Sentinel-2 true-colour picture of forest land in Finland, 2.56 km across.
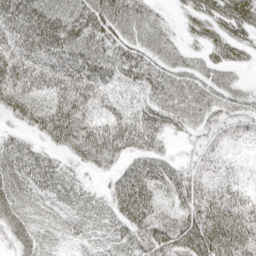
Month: April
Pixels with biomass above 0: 89%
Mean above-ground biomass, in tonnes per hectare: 44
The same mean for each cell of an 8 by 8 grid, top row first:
57 60 58 59 49 11 35 39
55 49 53 48 44 33 32 30
96 64 58 35 40 45 42 19
49 63 57 33 39 53 51 41
28 30 53 56 38 12 37 18
44 40 16 26 58 43 39 15
38 19 23 36 65 44 79 54
31 19 24 31 58 81 90 72
